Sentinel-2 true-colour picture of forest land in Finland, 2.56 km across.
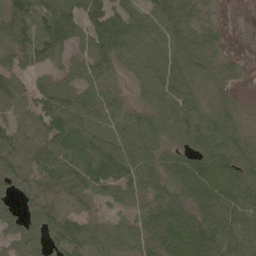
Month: May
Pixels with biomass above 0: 90%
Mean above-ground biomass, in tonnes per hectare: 83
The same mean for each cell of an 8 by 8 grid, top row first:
135 124 97 95 82 107 41 6
103 132 77 126 101 109 79 7
70 76 87 51 76 105 79 29
63 100 89 67 62 101 85 57
90 97 121 98 90 58 82 92
84 77 87 94 103 64 74 89
36 87 69 34 74 93 92 101
59 56 103 80 88 93 95 100
